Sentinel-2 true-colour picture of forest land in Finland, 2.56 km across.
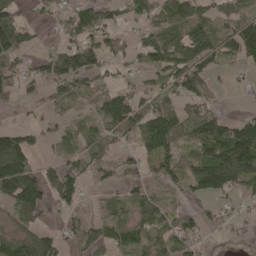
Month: May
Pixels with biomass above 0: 67%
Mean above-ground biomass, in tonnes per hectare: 70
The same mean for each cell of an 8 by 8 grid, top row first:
66 27 82 41 53 84 55 61
76 25 104 45 87 106 109 91
79 88 92 37 34 88 83 13
17 41 32 137 79 81 82 10
127 24 58 51 59 73 135 178
203 54 72 48 59 72 136 131
100 69 34 49 84 44 39 23
74 73 69 78 72 78 21 14
